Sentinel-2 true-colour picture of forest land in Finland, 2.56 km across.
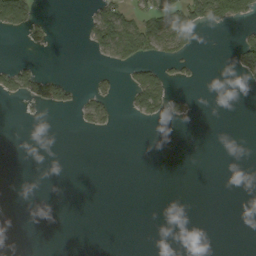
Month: September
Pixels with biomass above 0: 15%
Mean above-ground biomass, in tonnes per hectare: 18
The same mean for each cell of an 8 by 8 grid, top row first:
147 4 5 75 56 82 101 62
1 13 3 82 74 53 0 44
62 54 2 18 71 17 0 13
1 14 22 24 48 20 0 0
0 0 0 0 0 0 0 0
0 0 0 0 0 0 0 0
0 0 0 0 0 0 0 0
0 0 0 0 0 0 0 0
